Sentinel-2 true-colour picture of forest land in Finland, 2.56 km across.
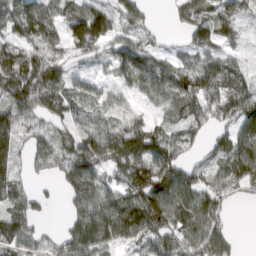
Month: March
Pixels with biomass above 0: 81%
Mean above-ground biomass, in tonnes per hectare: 77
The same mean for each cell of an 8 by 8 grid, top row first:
83 72 96 93 58 39 80 41
104 62 72 54 50 19 63 23
168 122 43 34 98 97 99 63
90 73 46 51 28 61 90 114
85 100 96 148 109 75 35 99
48 31 119 41 138 110 61 98
66 17 87 107 128 118 97 9
100 42 110 86 72 84 106 10
